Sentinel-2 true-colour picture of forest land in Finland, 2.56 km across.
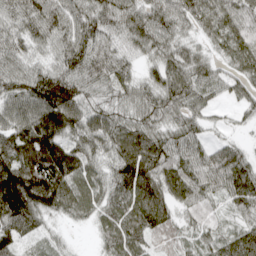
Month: April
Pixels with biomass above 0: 94%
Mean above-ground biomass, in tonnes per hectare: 75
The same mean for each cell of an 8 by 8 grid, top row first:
67 92 76 83 79 77 78 69
61 50 90 71 58 68 38 87
76 106 88 80 52 82 70 58
80 116 79 64 69 61 34 27
105 142 66 70 95 68 45 33
150 160 81 64 107 84 67 92
143 87 71 74 103 59 50 51
76 32 3 74 63 48 53 79
